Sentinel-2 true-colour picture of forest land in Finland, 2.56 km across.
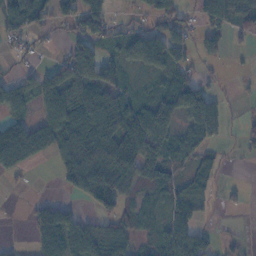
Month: November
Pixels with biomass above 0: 63%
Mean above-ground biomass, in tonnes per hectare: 62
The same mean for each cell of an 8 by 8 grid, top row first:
112 61 107 39 36 53 67 50
30 10 87 40 116 69 30 13
47 74 113 72 16 59 19 7
55 92 106 115 89 84 74 7
161 85 128 130 122 50 35 21
26 1 170 160 86 52 52 0
1 65 22 76 33 66 22 11
3 95 87 87 29 102 34 9
